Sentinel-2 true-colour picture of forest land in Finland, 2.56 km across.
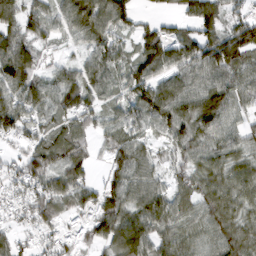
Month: March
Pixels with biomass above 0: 87%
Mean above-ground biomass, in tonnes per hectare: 80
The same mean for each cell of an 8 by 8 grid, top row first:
88 69 130 107 24 46 79 59
106 34 36 83 101 82 99 140
123 63 77 63 115 88 75 92
110 77 95 53 100 109 122 61
42 91 67 61 52 70 71 68
74 113 82 57 71 44 84 83
65 100 82 105 93 68 83 77
58 42 45 90 118 87 70 102
